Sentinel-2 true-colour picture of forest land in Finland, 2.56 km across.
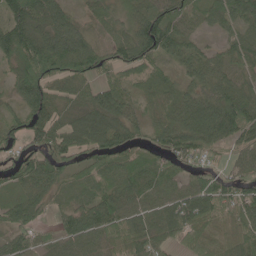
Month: June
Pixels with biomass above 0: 90%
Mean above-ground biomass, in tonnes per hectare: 70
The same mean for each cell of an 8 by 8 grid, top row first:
94 95 40 51 84 80 61 89
114 133 129 73 97 86 30 62
80 80 62 49 51 48 75 64
58 79 56 83 39 77 112 121
63 65 67 80 42 86 73 56
55 75 52 72 73 51 55 56
67 33 66 79 59 92 96 64
51 33 66 61 68 54 61 68
